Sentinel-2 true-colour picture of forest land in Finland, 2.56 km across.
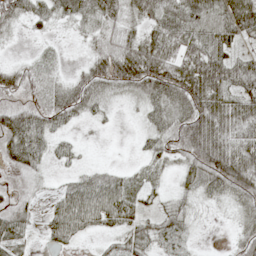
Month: May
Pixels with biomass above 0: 77%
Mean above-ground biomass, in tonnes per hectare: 42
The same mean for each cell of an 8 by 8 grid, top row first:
45 31 37 57 42 45 56 99
3 8 14 71 66 59 59 34
45 21 42 65 82 85 89 65
45 52 37 8 23 50 81 65
64 36 9 0 15 61 97 63
11 11 27 34 14 18 59 87
36 22 80 69 26 26 9 30
41 20 21 21 32 23 1 33
